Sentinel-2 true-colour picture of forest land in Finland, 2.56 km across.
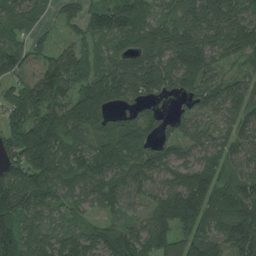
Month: July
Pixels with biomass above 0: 93%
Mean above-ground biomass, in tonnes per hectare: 118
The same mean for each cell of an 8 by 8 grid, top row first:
68 29 71 147 85 119 169 130
85 59 82 55 125 173 138 158
92 166 127 154 179 122 101 72
134 187 181 89 62 43 62 100
138 214 106 129 94 72 71 78
98 171 118 110 100 101 134 99
172 82 53 70 62 233 158 155
199 106 112 144 128 148 160 194
